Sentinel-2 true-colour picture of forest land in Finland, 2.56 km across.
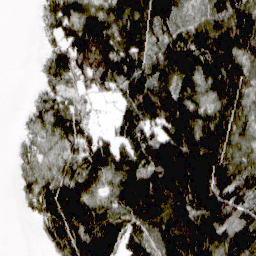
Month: March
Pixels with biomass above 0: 82%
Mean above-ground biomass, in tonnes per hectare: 99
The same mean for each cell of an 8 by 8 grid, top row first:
0 57 102 99 94 93 100 140
0 36 123 123 102 124 157 152
0 51 64 97 154 144 130 129
4 79 49 25 142 150 111 102
20 53 85 77 108 143 159 98
21 66 96 109 116 176 178 121
8 123 150 111 140 165 148 97
0 53 144 123 89 186 131 113
